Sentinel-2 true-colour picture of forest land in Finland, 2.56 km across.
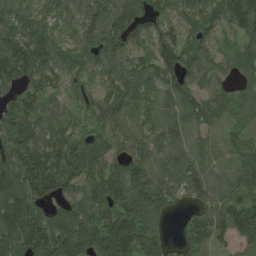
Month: August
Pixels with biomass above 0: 92%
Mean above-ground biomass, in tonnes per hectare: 92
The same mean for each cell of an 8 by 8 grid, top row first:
115 66 102 144 114 58 82 125
109 92 97 120 62 115 59 66
86 82 64 72 66 89 59 39
98 95 57 84 67 71 65 56
124 100 108 81 65 75 45 72
121 136 109 111 106 92 92 102
131 70 104 114 149 37 84 124
108 119 129 184 131 36 75 80
